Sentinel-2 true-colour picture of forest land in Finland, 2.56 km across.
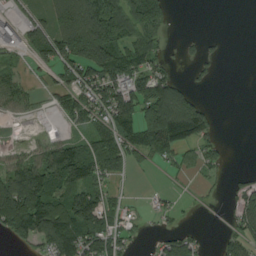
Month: August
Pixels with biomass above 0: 56%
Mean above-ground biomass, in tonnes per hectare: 73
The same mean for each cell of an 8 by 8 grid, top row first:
41 77 200 197 156 8 0 0
51 114 198 168 89 7 19 0
43 19 83 127 126 60 14 0
50 14 78 134 133 184 45 0
18 61 60 95 90 84 49 0
142 150 119 66 4 16 21 15
208 138 171 53 14 21 5 82
62 125 131 82 14 64 7 68
